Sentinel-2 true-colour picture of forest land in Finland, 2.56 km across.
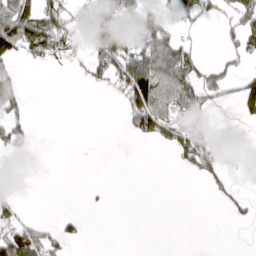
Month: March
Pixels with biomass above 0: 31%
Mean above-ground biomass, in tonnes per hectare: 34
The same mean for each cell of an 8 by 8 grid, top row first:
83 83 39 68 52 39 33 68
95 90 20 109 52 63 1 40
37 0 8 61 147 105 51 42
45 0 0 1 136 47 49 36
47 0 0 0 13 59 64 9
0 0 0 0 0 1 40 7
28 0 1 2 0 0 0 20
89 53 17 0 0 0 0 0
